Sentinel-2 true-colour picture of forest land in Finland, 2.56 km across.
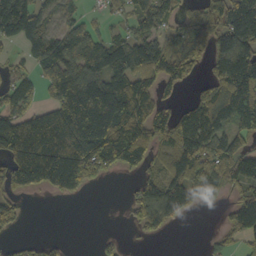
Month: October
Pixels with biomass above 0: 67%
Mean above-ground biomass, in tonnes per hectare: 93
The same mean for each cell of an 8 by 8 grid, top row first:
199 59 37 25 93 54 91 154
36 121 119 97 103 98 77 143
62 85 153 122 81 85 60 165
95 96 210 207 117 74 139 161
130 150 203 189 104 135 125 62
118 130 164 38 58 117 157 121
52 0 0 0 84 100 18 120
22 28 0 17 13 0 15 54
